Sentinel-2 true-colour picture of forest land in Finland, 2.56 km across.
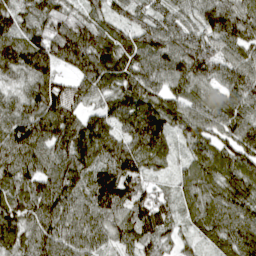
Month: April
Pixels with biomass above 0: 98%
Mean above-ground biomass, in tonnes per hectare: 102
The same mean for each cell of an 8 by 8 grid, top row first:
107 104 78 80 89 83 104 117
129 135 149 107 111 110 90 89
70 117 106 99 113 92 86 102
96 150 88 101 119 86 94 85
144 110 123 109 123 53 93 102
113 110 105 141 98 47 102 106
107 129 93 135 119 68 106 106
84 107 99 73 89 55 67 111
